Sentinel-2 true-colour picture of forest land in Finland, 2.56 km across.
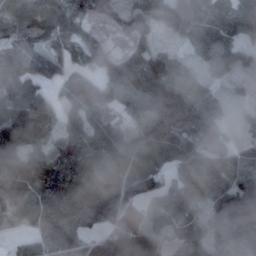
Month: November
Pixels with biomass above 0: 87%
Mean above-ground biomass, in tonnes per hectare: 79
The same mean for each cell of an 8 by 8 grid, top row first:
110 106 62 51 85 97 60 87
122 113 66 25 91 22 62 63
91 79 56 121 106 60 31 26
111 86 62 71 89 96 51 17
140 61 99 103 81 89 69 34
144 92 106 98 106 80 117 84
86 100 109 106 33 91 60 112
29 87 86 33 28 47 71 104
